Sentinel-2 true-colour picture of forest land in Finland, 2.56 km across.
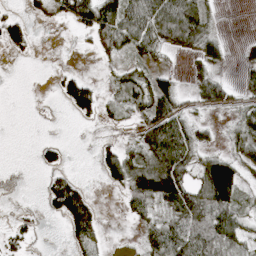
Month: April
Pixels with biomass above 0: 54%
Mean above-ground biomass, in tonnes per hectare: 38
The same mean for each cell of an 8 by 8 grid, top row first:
23 13 69 79 85 115 36 0
30 1 6 48 47 43 44 11
0 4 42 16 46 34 45 15
0 1 40 20 51 60 18 28
0 23 0 16 54 104 15 36
0 21 16 38 97 104 108 67
4 22 122 0 37 64 83 43
27 0 51 3 30 83 79 46
